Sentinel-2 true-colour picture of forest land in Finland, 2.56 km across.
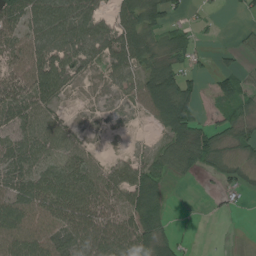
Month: August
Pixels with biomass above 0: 72%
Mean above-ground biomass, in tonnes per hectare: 49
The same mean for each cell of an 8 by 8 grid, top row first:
72 89 80 46 79 31 9 6
55 82 75 77 66 42 7 22
73 87 28 41 57 82 16 38
69 54 9 21 34 103 15 38
63 60 33 2 3 67 63 39
67 63 75 52 71 25 18 32
77 67 82 61 85 2 3 9
79 68 87 101 78 28 0 0
